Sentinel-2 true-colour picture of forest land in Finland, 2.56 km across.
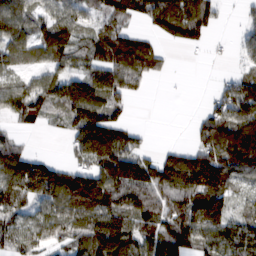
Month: February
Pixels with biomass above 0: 74%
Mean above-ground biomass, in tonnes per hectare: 85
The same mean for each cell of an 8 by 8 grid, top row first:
99 72 62 84 78 132 78 14
84 116 69 116 100 28 26 24
41 77 95 119 58 3 1 63
55 60 142 85 0 0 51 118
56 0 75 120 24 17 112 169
148 137 119 136 135 154 183 84
81 77 154 111 88 80 150 49
71 61 81 183 91 132 85 94
